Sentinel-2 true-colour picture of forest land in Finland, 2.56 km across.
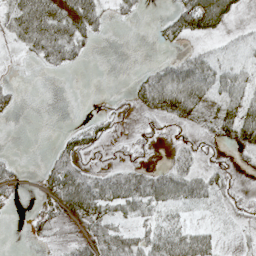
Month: May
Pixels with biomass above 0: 53%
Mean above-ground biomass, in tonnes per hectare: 30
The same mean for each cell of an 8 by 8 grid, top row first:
55 77 68 13 5 44 82 11
15 58 25 0 0 11 18 32
3 0 0 0 42 82 73 52
8 0 0 7 34 68 54 77
0 3 32 7 13 15 16 48
19 36 48 34 36 46 31 11
5 39 67 39 37 31 15 19
0 25 37 41 35 53 32 8
